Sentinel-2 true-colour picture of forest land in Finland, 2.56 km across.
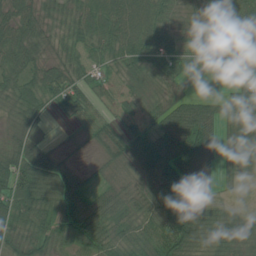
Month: July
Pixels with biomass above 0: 88%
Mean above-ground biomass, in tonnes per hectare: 50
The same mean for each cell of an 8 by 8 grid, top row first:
52 37 50 67 62 34 40 53
68 39 59 59 75 49 20 35
53 58 48 34 44 44 10 46
43 33 37 22 34 63 51 57
52 23 11 34 38 76 51 56
93 91 44 25 43 63 29 23
68 60 68 50 52 71 44 13
57 56 70 68 62 98 58 53
